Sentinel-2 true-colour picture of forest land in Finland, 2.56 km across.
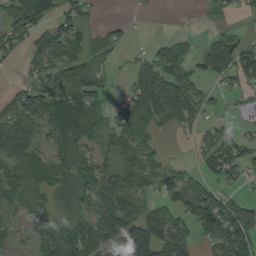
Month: September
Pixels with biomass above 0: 66%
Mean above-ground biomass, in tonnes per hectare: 68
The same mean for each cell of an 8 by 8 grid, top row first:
104 73 64 3 3 0 9 20
55 77 67 37 16 82 103 92
11 68 72 9 66 110 55 58
74 134 133 51 123 62 38 12
110 62 88 40 75 4 59 58
83 81 92 62 60 52 39 34
46 64 65 110 48 62 141 93
27 86 119 140 213 94 58 130
